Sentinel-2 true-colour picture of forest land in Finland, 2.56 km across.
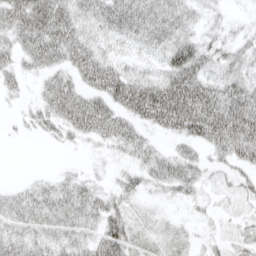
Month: April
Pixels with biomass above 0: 78%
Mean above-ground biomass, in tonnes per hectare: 35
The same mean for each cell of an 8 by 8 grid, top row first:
53 74 42 50 50 41 15 6
33 61 53 22 24 55 32 25
20 28 39 57 44 64 43 42
7 37 63 48 56 80 79 77
1 6 11 27 30 18 42 63
1 12 23 14 30 50 16 22
34 50 46 41 14 6 11 14
39 35 35 64 26 23 13 18
